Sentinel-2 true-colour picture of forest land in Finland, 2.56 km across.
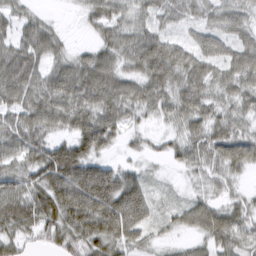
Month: March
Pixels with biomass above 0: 88%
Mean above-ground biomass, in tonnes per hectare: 60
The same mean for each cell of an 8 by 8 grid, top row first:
42 14 17 64 39 51 49 59
72 69 18 63 89 60 54 67
106 61 78 78 70 74 68 63
77 84 76 68 38 56 55 47
76 72 80 43 23 39 73 79
72 98 116 81 30 8 40 25
88 94 101 103 70 27 54 39
52 46 67 73 32 17 46 56
